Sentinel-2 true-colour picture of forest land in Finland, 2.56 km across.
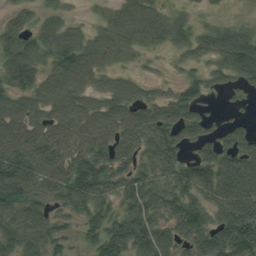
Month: August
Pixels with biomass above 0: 85%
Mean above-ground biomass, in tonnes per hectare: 81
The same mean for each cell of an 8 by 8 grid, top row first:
47 46 16 46 83 42 16 14
105 83 105 67 47 41 67 124
102 81 85 53 48 44 67 72
99 90 106 102 82 102 44 25
118 87 93 98 89 94 69 93
137 100 141 91 68 87 118 120
82 59 86 81 104 81 76 131
63 78 37 133 119 65 104 151
